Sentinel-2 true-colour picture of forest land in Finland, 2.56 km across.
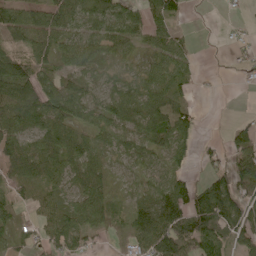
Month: May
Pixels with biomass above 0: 76%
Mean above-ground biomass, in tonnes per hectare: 52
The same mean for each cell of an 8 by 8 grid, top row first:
51 61 47 56 57 44 0 4
42 65 75 44 28 49 0 11
112 59 53 29 49 49 2 3
68 83 56 56 84 122 1 3
60 70 68 46 65 90 8 64
59 54 54 27 31 41 31 89
27 43 60 37 57 89 136 78
33 43 51 7 67 114 99 52
